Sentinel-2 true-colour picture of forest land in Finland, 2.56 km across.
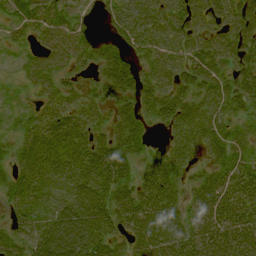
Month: August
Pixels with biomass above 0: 86%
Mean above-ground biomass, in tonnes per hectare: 47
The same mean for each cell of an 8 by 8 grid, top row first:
45 53 31 33 58 52 51 60
13 41 45 34 44 50 55 55
10 36 19 60 36 42 53 48
13 32 31 30 32 54 53 32
23 44 35 54 28 41 46 30
40 47 63 69 44 45 41 52
37 34 68 57 73 51 66 60
52 90 100 49 62 68 74 61
